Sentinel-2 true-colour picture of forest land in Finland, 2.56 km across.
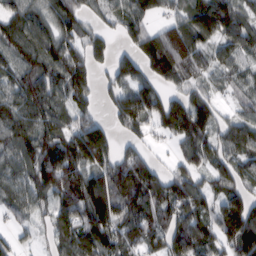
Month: February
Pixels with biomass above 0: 85%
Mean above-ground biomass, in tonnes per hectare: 101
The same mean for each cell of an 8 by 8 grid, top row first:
109 93 83 59 82 68 176 106
112 119 89 56 113 174 95 92
91 117 109 69 88 89 75 55
127 112 77 72 147 144 92 44
125 112 178 107 53 54 103 104
102 146 114 125 144 78 79 80
74 60 138 156 115 103 82 128
45 37 128 112 84 114 98 151
